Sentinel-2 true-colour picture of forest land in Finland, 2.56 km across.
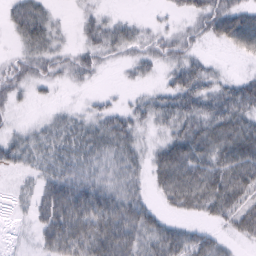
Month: February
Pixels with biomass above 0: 70%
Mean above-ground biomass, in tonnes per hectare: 34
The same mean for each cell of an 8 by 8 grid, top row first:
35 25 12 13 5 13 46 45
14 30 22 34 26 34 9 35
37 24 18 1 13 33 32 26
11 7 11 26 28 52 47 51
7 23 40 43 15 48 51 58
1 24 41 31 23 63 61 60
0 55 85 73 44 23 38 47
2 48 91 105 52 52 35 17
